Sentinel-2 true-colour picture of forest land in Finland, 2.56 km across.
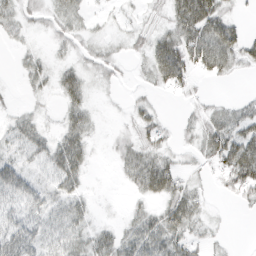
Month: March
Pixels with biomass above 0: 59%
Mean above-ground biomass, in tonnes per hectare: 24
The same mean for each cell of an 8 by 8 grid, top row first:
24 19 18 6 9 39 65 11
7 7 14 10 20 55 68 38
3 16 28 10 9 46 15 4
9 4 27 1 16 2 16 21
23 26 39 8 25 11 34 60
43 22 30 2 47 31 7 61
30 30 20 1 13 43 9 6
55 35 28 28 49 36 13 0
